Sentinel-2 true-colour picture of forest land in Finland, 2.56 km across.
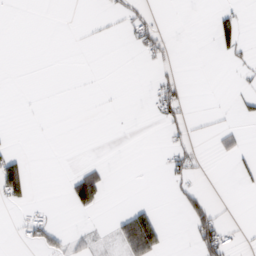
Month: February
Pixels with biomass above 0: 13%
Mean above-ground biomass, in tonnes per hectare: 11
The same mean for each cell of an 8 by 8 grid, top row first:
0 0 0 8 21 3 4 14
0 0 1 0 24 5 1 21
0 0 0 0 1 18 0 5
0 0 0 0 1 25 2 10
2 0 0 2 0 15 2 13
63 0 43 12 0 19 1 13
9 4 33 1 25 9 38 0
4 32 16 17 111 0 60 6
